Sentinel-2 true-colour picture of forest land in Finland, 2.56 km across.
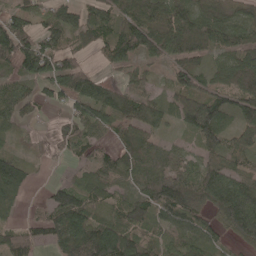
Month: May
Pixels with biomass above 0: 80%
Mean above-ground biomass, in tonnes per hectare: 68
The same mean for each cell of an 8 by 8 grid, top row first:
57 47 59 61 97 99 85 57
122 72 39 72 77 87 75 71
60 76 100 31 44 47 49 80
59 17 34 65 94 62 123 77
20 18 67 45 77 23 64 50
94 6 31 73 75 78 90 62
29 64 94 48 92 116 79 140
74 41 112 151 73 61 56 70
